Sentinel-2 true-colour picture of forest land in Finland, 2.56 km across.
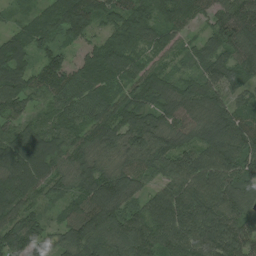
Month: July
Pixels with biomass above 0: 96%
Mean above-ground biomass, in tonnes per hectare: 101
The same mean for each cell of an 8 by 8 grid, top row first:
33 103 164 101 115 123 68 115
92 67 50 118 85 54 72 119
116 121 101 110 103 79 100 77
78 55 90 95 110 106 95 83
106 111 84 91 100 102 119 138
120 96 95 97 70 117 135 113
112 41 102 133 94 162 140 98
120 85 125 96 123 141 131 102
